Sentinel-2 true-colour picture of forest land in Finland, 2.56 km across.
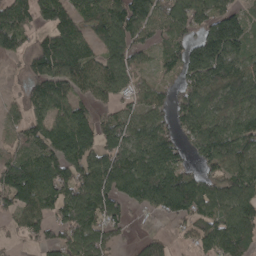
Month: April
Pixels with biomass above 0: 80%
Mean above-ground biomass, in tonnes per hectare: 110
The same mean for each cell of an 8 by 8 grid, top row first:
132 113 78 156 131 140 131 90
72 126 106 100 77 92 200 106
15 133 103 58 58 77 161 144
45 117 96 57 93 115 117 115
55 139 181 123 128 98 132 120
176 175 128 146 172 152 95 102
116 115 140 102 72 135 105 143
27 80 122 72 59 32 120 135
